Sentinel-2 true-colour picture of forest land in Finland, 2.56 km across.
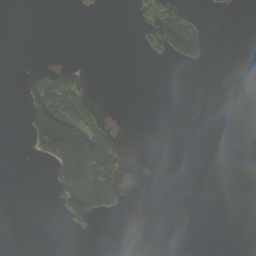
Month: October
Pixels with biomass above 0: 15%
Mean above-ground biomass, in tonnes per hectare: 28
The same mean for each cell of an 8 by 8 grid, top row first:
0 0 6 0 74 126 9 0
0 0 0 0 53 102 31 0
4 82 46 0 0 0 0 0
0 112 156 4 0 0 0 0
0 174 179 106 0 0 0 0
0 15 249 129 0 0 0 0
0 2 114 37 0 0 0 0
0 0 1 0 0 0 0 0
